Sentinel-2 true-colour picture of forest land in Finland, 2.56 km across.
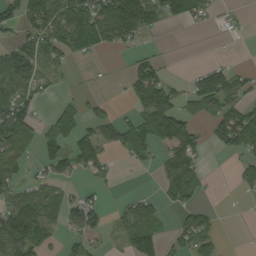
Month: September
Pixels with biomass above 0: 52%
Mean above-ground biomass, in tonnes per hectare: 51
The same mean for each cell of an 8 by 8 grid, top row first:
68 96 100 159 127 50 33 10
57 63 58 44 14 0 0 0
88 35 2 4 103 17 86 40
99 16 42 17 71 79 49 90
69 57 87 49 78 79 41 93
40 41 21 18 4 86 17 31
85 68 76 12 61 42 21 1
95 40 36 10 105 40 59 0
